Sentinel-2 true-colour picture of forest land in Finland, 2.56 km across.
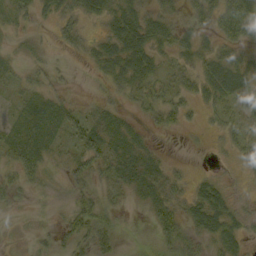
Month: September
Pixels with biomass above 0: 65%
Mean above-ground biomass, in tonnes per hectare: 28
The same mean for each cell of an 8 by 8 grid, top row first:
27 19 38 43 40 26 44 70
13 11 24 44 50 35 25 35
21 19 1 27 39 26 46 48
21 42 31 29 18 28 23 25
44 34 37 41 20 1 9 30
30 22 36 31 42 24 13 11
7 9 34 17 20 38 55 23
2 12 38 25 6 37 39 29
